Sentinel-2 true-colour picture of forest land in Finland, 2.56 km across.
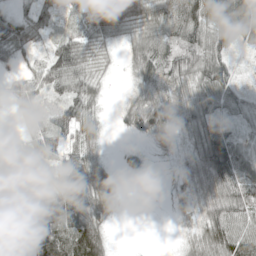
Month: May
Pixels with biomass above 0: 81%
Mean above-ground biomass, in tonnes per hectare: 58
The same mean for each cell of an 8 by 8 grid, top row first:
27 39 37 132 80 106 100 107
60 33 83 28 86 69 86 31
18 61 68 10 60 62 83 24
17 31 70 10 85 66 63 34
26 76 67 8 20 33 97 49
45 40 127 77 16 24 121 88
22 62 134 64 0 22 80 90
8 94 150 32 0 13 93 99
